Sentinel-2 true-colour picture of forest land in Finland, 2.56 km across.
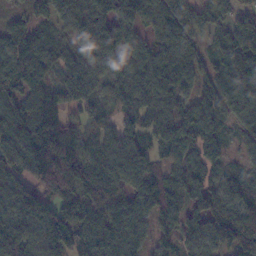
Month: November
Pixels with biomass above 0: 89%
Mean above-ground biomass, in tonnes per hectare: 90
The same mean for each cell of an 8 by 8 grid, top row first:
34 22 75 127 93 75 76 87
103 71 68 116 70 99 35 126
95 40 60 75 103 81 56 114
99 159 65 41 66 79 64 93
99 190 95 80 73 93 69 42
93 170 132 118 96 84 70 73
102 108 126 84 83 71 108 166
137 105 95 105 66 59 69 161
